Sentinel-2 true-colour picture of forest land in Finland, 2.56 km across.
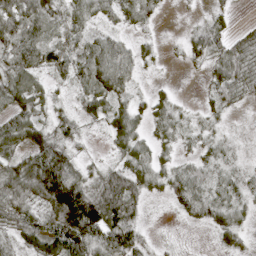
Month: April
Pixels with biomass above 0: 85%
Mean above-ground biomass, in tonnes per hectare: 42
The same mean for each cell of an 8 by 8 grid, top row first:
72 50 34 20 27 1 18 3
54 41 39 64 17 4 54 45
59 20 34 81 8 3 24 56
50 27 27 47 31 36 18 10
45 67 15 25 40 28 26 13
67 149 53 51 46 41 40 30
59 72 179 91 25 25 48 36
34 66 101 96 31 5 3 23
